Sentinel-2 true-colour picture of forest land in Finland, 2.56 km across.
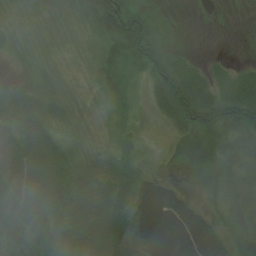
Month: July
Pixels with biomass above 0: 86%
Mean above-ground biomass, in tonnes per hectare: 32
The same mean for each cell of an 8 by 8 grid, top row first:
11 18 30 67 34 3 1 1
17 9 6 31 49 9 0 1
12 20 9 25 25 54 25 28
38 33 11 11 10 46 59 70
62 48 11 10 15 9 39 37
60 66 20 39 36 11 35 31
44 52 17 55 76 67 21 31
36 46 18 48 64 97 67 32
